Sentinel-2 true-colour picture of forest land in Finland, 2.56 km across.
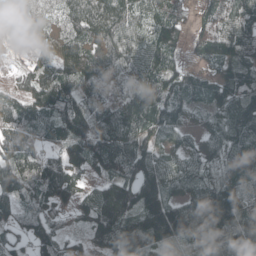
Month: April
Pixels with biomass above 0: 94%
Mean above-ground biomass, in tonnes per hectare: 103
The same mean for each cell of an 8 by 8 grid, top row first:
62 52 132 128 72 80 66 113
38 70 116 119 98 79 101 143
44 105 111 97 109 90 60 131
92 116 135 115 136 95 60 175
102 70 120 134 96 51 71 139
130 143 78 117 134 88 71 127
78 92 66 210 144 117 160 126
67 127 62 154 141 77 92 102
